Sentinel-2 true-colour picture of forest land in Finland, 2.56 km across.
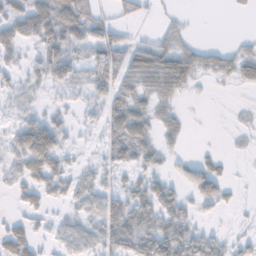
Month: November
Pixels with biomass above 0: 64%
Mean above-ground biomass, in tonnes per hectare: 30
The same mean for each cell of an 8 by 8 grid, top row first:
38 61 57 18 21 10 0 4
27 45 34 66 52 36 22 15
15 27 28 62 50 60 12 29
11 16 12 55 34 16 1 3
9 17 23 39 38 13 2 4
18 51 40 16 28 17 46 1
10 23 35 53 67 53 16 6
49 34 34 57 62 85 33 13
